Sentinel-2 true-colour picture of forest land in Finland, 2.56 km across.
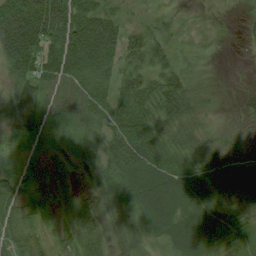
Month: August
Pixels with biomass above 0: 89%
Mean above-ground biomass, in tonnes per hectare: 40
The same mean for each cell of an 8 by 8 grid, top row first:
96 114 70 35 13 13 8 5
102 71 86 59 49 18 9 3
44 63 51 34 40 37 12 1
39 34 42 47 50 43 19 5
30 22 27 45 70 34 28 24
49 27 20 40 73 68 45 45
45 31 37 30 64 63 54 24
41 18 51 21 29 44 53 25
